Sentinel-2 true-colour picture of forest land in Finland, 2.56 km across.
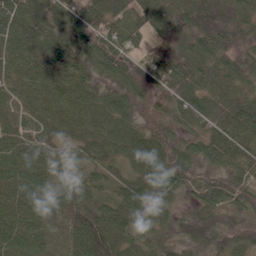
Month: June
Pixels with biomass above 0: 97%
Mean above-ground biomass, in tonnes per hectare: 70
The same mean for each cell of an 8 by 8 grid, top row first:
89 84 95 85 76 92 105 70
70 80 92 84 46 50 70 52
55 74 78 68 81 90 68 68
66 72 76 71 60 60 76 80
70 63 67 78 80 65 73 87
70 78 65 43 90 80 54 69
74 75 79 67 58 26 56 51
64 66 90 80 39 33 53 54
